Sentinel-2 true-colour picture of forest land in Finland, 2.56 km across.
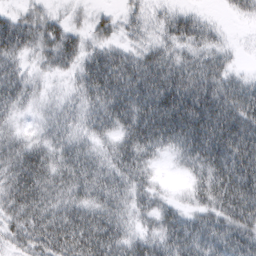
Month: March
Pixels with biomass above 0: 88%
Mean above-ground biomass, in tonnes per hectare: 60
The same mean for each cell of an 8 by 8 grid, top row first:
36 33 9 25 36 45 16 21
65 48 45 45 41 43 51 9
59 13 45 102 90 82 76 42
33 24 45 92 100 121 110 99
50 51 50 45 82 62 106 115
74 70 68 66 44 8 71 106
62 65 65 66 42 35 56 98
44 76 85 82 54 75 74 76
